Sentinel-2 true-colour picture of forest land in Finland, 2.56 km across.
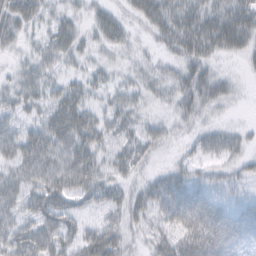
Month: February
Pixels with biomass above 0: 84%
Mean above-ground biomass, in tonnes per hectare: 39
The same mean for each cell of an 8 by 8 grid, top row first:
48 27 21 36 42 49 48 59
19 35 29 30 13 45 45 40
27 34 26 20 24 36 53 10
32 42 57 35 18 30 28 5
62 66 64 32 37 17 30 24
45 67 66 34 21 32 25 21
39 65 34 33 45 62 51 27
49 56 51 53 24 57 79 51
